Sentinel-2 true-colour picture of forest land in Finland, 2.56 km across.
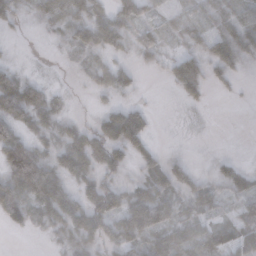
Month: November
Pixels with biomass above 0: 72%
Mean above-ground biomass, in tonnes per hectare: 36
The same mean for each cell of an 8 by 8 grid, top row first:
21 27 31 50 34 16 29 41
1 1 27 44 33 15 36 70
46 9 3 43 4 43 39 10
59 42 3 41 27 1 3 0
102 25 51 66 35 1 1 0
106 91 42 24 27 43 18 47
76 55 64 73 101 40 35 26
0 8 48 52 48 51 49 54
